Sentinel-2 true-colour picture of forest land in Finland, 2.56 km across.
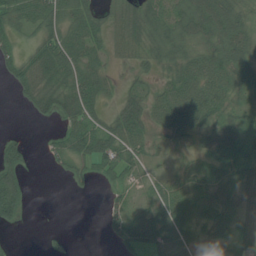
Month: July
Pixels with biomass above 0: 75%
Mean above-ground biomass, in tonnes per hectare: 40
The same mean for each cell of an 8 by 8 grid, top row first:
52 60 58 31 69 53 83 54
30 66 67 26 48 52 49 67
39 68 71 25 20 50 71 27
1 41 72 27 55 86 57 26
33 13 53 67 45 21 35 45
59 2 18 34 21 24 32 43
63 0 0 23 25 61 33 33
3 14 1 16 58 43 23 40
